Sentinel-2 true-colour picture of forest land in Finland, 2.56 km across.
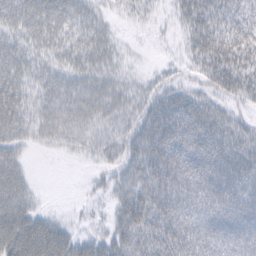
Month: February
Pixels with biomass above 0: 82%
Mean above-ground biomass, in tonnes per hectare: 44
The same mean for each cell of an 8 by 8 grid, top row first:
46 57 45 17 20 20 43 34
41 46 51 29 3 7 53 51
50 40 45 36 15 19 32 44
56 52 62 48 40 70 48 17
44 25 36 39 56 75 77 51
58 0 2 22 49 69 79 64
76 8 7 23 60 58 62 52
79 79 34 42 48 65 68 76
